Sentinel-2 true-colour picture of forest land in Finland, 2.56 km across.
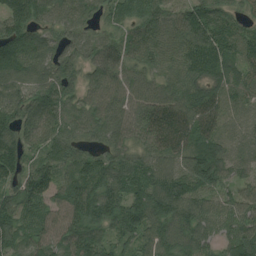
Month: August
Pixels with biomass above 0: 97%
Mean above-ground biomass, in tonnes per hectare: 97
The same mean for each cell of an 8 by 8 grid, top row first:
120 83 76 76 117 94 125 60
139 81 78 75 103 107 137 106
88 102 83 100 76 77 91 83
106 102 68 102 98 111 94 50
109 77 62 75 72 101 96 50
102 109 117 115 94 110 158 67
103 92 120 113 138 116 81 100
77 97 125 82 95 112 70 136
